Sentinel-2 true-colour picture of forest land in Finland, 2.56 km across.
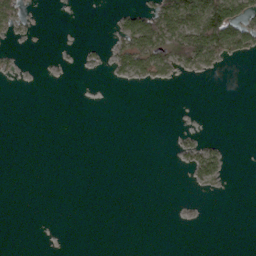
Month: March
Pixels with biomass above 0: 15%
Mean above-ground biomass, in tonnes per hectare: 14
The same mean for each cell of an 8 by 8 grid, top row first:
41 0 0 7 58 107 125 81
5 0 5 15 79 84 113 62
3 0 0 7 16 9 3 0
0 0 0 0 0 0 0 0
0 0 0 0 0 8 16 0
0 0 0 0 0 0 28 0
0 0 0 0 0 0 0 0
0 0 0 0 0 0 0 0
